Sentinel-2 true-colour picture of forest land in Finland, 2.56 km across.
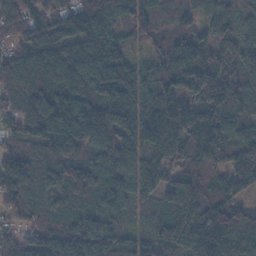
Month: November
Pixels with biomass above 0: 97%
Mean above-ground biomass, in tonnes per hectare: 113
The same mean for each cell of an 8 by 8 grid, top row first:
109 128 150 111 107 51 88 63
105 142 133 118 42 72 104 109
165 155 143 161 83 100 156 119
97 176 173 179 140 109 114 78
55 117 118 132 108 90 132 117
174 92 122 106 115 74 117 159
71 58 63 83 64 131 161 93
71 114 135 90 81 139 169 122
